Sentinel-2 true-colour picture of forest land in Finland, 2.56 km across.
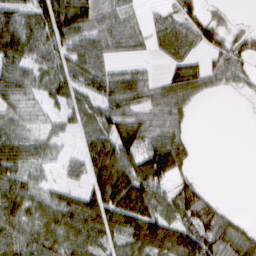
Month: March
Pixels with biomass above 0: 73%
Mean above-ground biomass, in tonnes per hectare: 52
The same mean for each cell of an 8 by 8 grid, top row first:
59 102 95 48 18 50 36 4
80 73 67 49 24 47 42 38
68 48 59 63 33 54 43 28
35 18 45 62 55 47 0 0
60 34 22 88 73 64 0 0
56 17 30 125 102 53 1 0
65 56 74 101 99 78 61 4
66 66 69 51 94 96 87 61
